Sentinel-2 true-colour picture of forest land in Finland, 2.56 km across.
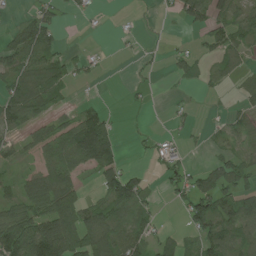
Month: July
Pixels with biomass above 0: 54%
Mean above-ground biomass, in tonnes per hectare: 51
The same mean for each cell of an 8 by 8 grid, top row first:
9 48 14 3 3 29 81 51
74 79 7 3 11 10 29 52
76 96 16 0 7 20 29 28
86 49 49 14 4 13 2 27
31 68 155 86 8 14 16 36
28 88 48 77 31 46 73 61
61 105 91 80 48 15 92 97
113 173 113 90 65 49 88 79
